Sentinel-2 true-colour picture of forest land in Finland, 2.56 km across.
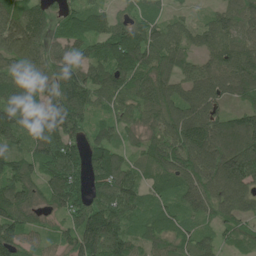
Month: June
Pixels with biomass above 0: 91%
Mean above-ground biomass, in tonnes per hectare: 89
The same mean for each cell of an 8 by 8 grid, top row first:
108 63 82 53 81 28 42 93
108 72 68 124 135 77 77 96
84 80 113 116 94 78 108 102
109 99 101 55 68 97 113 63
68 141 89 83 58 106 127 127
102 87 80 128 57 87 115 151
122 60 92 116 74 73 75 101
89 34 133 128 62 71 50 40
